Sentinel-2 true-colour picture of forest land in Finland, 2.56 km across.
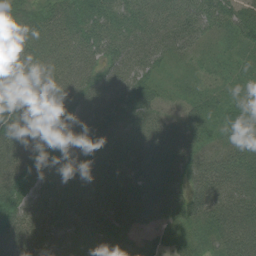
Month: August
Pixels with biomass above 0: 99%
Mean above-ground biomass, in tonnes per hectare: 58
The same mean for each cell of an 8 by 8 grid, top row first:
80 71 77 56 66 68 62 57
67 72 67 62 60 52 21 41
69 61 65 56 45 16 24 37
79 69 65 59 56 30 46 67
72 62 60 66 56 71 43 56
67 50 54 58 57 65 68 72
72 49 51 57 61 56 61 74
62 43 48 59 39 53 47 84
